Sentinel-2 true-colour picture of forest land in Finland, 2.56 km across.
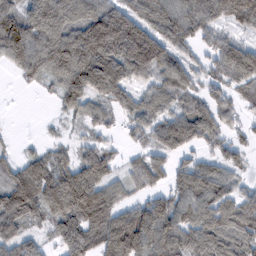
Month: February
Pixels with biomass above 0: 82%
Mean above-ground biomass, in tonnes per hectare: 87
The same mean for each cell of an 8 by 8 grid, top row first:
90 146 105 124 106 109 94 101
97 117 164 162 174 80 42 69
21 61 160 148 63 103 51 68
0 3 64 55 74 75 72 43
20 36 45 28 54 109 57 45
82 117 121 54 68 64 98 42
141 104 153 91 79 104 106 84
97 32 121 143 134 100 99 70
